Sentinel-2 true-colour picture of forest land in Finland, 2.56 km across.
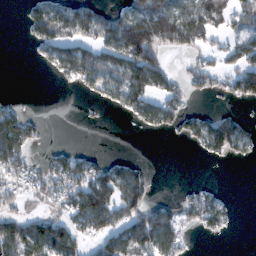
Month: February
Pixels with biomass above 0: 50%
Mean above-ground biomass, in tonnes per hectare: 67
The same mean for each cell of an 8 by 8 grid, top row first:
3 134 124 60 136 122 106 80
0 79 104 137 171 71 38 79
0 6 83 86 156 40 52 106
66 1 3 15 93 70 29 19
169 18 6 0 0 5 91 77
98 85 120 105 52 0 0 0
31 43 125 119 88 44 95 4
122 139 66 93 121 95 10 0
